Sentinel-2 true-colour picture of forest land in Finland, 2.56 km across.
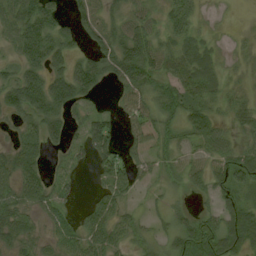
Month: August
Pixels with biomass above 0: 78%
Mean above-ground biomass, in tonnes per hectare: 45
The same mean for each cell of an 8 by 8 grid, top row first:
53 71 40 31 33 77 10 1
46 87 29 63 78 43 28 9
58 74 77 40 87 56 47 10
51 73 30 29 82 47 43 30
30 40 35 64 62 38 50 28
52 30 13 68 27 27 59 59
47 34 18 55 11 17 19 55
43 21 51 53 20 50 71 72
